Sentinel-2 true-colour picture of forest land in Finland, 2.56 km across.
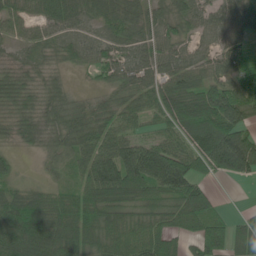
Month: June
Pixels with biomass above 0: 89%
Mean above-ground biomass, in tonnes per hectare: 67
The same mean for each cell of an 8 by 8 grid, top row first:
50 69 60 65 57 67 56 75
37 49 48 45 66 59 43 52
46 36 7 48 65 75 71 57
47 52 47 50 58 98 129 104
29 38 67 82 67 65 101 123
25 16 53 127 160 150 53 69
76 74 73 74 66 88 86 6
83 99 80 86 90 54 100 73
